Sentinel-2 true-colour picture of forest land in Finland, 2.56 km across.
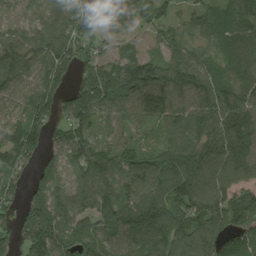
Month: August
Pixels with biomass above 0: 91%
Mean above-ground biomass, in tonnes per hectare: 109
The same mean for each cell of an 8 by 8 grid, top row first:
40 66 102 93 91 61 68 126
111 113 114 56 34 73 75 106
94 145 74 122 165 131 134 108
85 119 125 78 104 122 138 142
156 95 125 86 68 128 132 145
89 68 79 130 128 157 129 97
77 121 91 136 170 132 135 151
78 167 90 107 142 130 123 107
